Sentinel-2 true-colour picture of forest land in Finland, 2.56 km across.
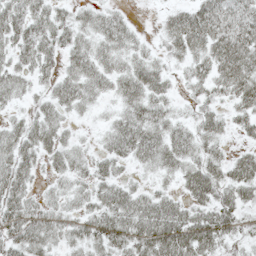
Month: May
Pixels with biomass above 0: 82%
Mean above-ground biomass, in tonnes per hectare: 35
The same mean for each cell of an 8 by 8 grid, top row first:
46 41 24 28 0 31 52 43
40 37 37 41 19 34 50 58
33 22 46 35 48 14 38 59
13 31 20 18 44 19 27 30
40 37 17 33 51 44 33 13
42 16 27 30 14 30 56 47
41 27 26 51 46 39 40 34
37 35 31 45 50 65 51 21
